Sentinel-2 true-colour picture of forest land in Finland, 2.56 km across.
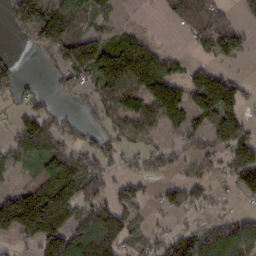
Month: February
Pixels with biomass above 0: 62%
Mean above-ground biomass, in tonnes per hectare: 83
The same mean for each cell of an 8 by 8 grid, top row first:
91 152 141 44 2 55 81 44
9 109 148 136 113 8 71 78
61 19 59 152 193 103 117 42
30 62 31 87 112 112 106 93
63 81 66 64 37 38 68 159
16 95 95 47 64 28 40 53
236 209 109 91 34 52 32 8
61 166 166 150 37 90 75 135
